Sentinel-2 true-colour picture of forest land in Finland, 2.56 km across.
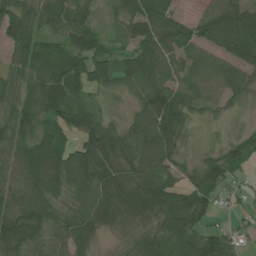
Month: July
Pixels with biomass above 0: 88%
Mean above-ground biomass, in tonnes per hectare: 64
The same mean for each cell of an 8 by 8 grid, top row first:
84 45 44 17 58 29 39 83
68 52 80 27 50 50 50 92
52 96 92 54 49 42 71 41
75 90 84 20 79 101 32 12
65 94 75 83 89 59 14 52
54 133 106 85 85 46 74 26
83 70 74 88 98 112 75 24
102 44 88 9 49 71 73 37
